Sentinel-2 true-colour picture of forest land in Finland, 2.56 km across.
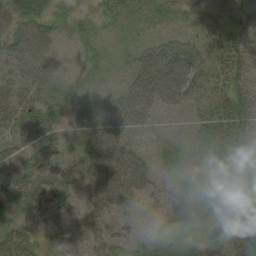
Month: August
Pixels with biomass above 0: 71%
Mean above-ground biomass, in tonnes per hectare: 33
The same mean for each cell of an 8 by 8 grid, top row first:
36 35 22 20 31 21 15 21
38 26 12 6 33 47 32 38
25 21 16 12 53 58 40 40
34 26 42 57 52 27 37 56
31 32 25 68 16 18 32 56
32 32 35 75 46 18 30 60
39 42 30 48 22 15 27 33
53 23 46 28 11 22 26 19
